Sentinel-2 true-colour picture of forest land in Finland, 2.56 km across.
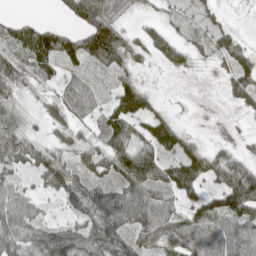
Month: May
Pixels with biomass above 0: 79%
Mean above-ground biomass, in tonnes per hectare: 59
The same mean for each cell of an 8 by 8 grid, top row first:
22 3 72 83 14 23 32 2
74 137 111 130 36 48 37 62
59 44 37 38 22 2 2 85
43 30 36 74 81 14 0 13
65 34 36 70 64 75 20 17
37 63 53 66 117 107 83 106
76 17 63 113 96 54 92 113
78 83 75 94 59 82 92 89
